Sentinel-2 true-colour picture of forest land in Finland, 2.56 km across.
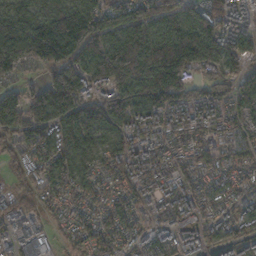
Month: November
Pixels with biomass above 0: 92%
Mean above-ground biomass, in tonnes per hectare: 112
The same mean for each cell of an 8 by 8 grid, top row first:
130 116 178 116 134 128 120 105
165 229 182 176 216 235 143 113
63 122 168 212 178 206 77 97
130 152 169 134 115 114 97 85
68 136 131 81 110 72 69 65
30 97 73 79 119 86 76 85
69 48 69 84 75 109 59 72
71 62 58 87 73 90 60 74
